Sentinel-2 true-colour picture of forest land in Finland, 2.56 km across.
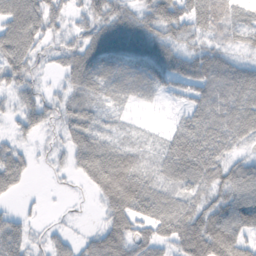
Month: November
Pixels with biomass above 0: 80%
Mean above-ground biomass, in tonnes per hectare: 52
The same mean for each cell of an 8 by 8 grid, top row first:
81 66 27 71 56 87 74 33
80 22 47 74 70 43 38 25
50 9 48 52 57 52 72 66
36 46 41 19 5 16 76 70
27 10 56 45 19 65 80 31
60 6 28 126 66 68 73 69
11 3 2 67 72 65 61 81
77 22 24 79 53 68 131 74
